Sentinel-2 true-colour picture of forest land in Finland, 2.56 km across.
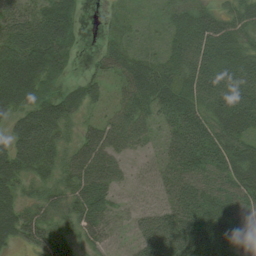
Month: August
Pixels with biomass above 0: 87%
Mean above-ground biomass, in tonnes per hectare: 58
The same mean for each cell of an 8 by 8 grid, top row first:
49 71 39 18 12 38 46 59
73 106 22 39 18 53 79 65
136 94 25 35 78 66 84 85
69 92 34 35 51 64 66 100
72 79 45 56 25 56 71 65
69 37 65 45 21 48 64 67
60 39 55 30 33 61 83 61
49 51 31 25 75 87 103 54
